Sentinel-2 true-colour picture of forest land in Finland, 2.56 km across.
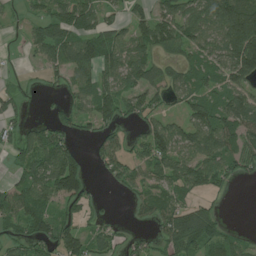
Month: July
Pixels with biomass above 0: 67%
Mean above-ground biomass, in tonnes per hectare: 63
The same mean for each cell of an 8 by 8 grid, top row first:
16 66 99 28 45 83 95 151
1 78 105 88 71 70 70 162
13 20 60 66 80 61 64 80
38 9 58 69 65 27 80 98
46 92 26 54 83 88 89 60
29 112 112 38 52 85 80 35
80 64 53 3 39 67 32 0
49 85 90 44 27 87 86 27
